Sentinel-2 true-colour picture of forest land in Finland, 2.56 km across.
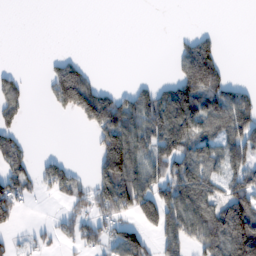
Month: February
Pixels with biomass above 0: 47%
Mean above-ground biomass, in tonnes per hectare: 68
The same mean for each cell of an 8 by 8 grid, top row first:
0 0 0 0 0 0 0 0
0 0 0 0 0 30 101 0
41 63 134 1 11 97 162 16
51 13 115 138 125 155 106 109
61 0 0 165 95 118 73 96
93 70 32 182 114 126 104 75
66 1 60 138 121 145 118 161
15 32 74 63 68 96 123 174
